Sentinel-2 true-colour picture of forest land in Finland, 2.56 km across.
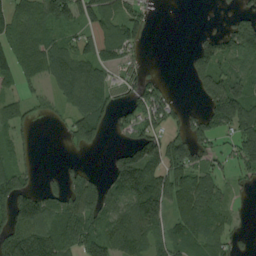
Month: August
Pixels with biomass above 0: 65%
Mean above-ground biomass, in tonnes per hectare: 76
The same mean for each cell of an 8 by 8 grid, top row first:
81 106 85 76 37 0 1 40
81 83 66 74 21 0 82 122
50 50 132 43 47 1 127 90
42 32 85 59 94 51 113 181
41 0 72 12 121 93 58 124
90 13 59 87 165 95 69 40
148 108 121 88 170 68 91 14
148 158 101 110 84 62 75 21
